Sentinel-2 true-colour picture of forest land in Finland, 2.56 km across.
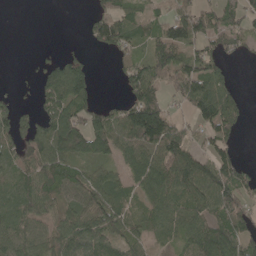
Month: May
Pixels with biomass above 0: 70%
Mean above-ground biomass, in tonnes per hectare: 68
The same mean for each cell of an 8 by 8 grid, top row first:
0 0 4 83 54 104 67 72
0 5 6 57 49 132 60 37
2 66 107 5 119 90 104 7
48 67 87 62 172 30 92 55
73 110 83 86 121 102 55 20
47 81 58 51 92 104 120 78
58 56 80 95 48 74 85 91
80 65 105 71 48 47 106 92
